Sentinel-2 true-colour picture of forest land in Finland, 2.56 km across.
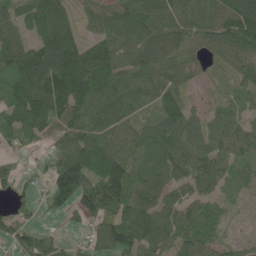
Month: June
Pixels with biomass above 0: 85%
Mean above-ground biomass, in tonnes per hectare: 91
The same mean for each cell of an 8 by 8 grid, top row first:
83 143 43 92 112 97 95 152
113 133 91 134 124 90 69 139
159 155 160 109 68 62 19 60
133 134 127 116 59 107 48 58
42 39 121 110 89 88 93 81
60 67 161 174 81 70 104 47
47 38 92 96 100 88 42 16
63 53 23 129 114 88 61 37
